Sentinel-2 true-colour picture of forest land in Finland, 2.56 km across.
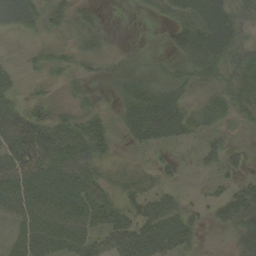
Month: September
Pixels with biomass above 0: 73%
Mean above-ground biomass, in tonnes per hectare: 41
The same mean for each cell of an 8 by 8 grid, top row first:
82 33 25 2 7 41 96 40
1 18 22 11 5 34 82 50
18 13 17 21 33 39 29 45
50 31 29 15 75 63 36 31
80 76 69 28 37 24 18 5
81 80 74 22 21 12 13 18
54 85 85 55 47 40 20 65
33 76 63 59 80 57 2 44
